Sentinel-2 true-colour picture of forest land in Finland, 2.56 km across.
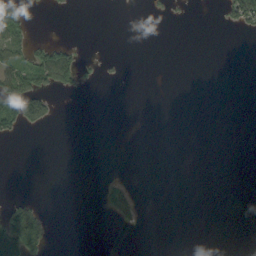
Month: September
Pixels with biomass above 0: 11%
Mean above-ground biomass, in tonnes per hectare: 14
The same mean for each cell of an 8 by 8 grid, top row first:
46 2 0 0 2 5 0 66
54 46 12 0 0 0 0 0
71 66 31 5 0 0 0 0
98 50 0 0 0 0 0 0
3 0 0 0 0 0 0 0
0 0 0 7 0 0 0 0
53 9 0 85 11 0 0 0
125 49 0 0 0 0 0 0
